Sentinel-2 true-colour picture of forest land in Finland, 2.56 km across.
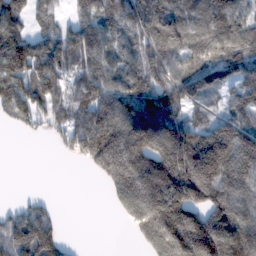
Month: February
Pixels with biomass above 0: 78%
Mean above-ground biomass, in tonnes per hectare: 133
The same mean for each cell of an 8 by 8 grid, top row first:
99 59 83 122 209 138 139 114
185 129 147 93 109 135 124 130
160 145 95 123 124 124 109 82
108 96 103 180 180 88 52 97
0 18 127 253 213 201 222 191
0 0 3 215 244 218 208 210
51 46 0 45 279 278 168 156
151 156 2 0 136 286 303 250
